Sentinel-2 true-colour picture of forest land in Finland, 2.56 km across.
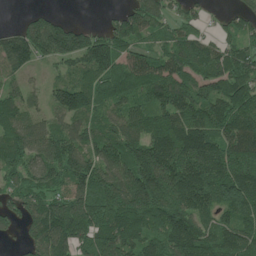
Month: June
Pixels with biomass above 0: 86%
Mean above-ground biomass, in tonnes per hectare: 138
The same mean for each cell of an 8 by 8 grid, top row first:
10 67 1 41 147 71 31 63
186 167 180 150 79 120 106 92
57 48 92 137 138 127 129 136
139 74 143 90 96 146 146 156
154 155 128 159 182 196 163 171
117 137 198 183 268 198 164 185
94 161 198 228 243 209 138 163
30 185 152 238 146 185 159 152
